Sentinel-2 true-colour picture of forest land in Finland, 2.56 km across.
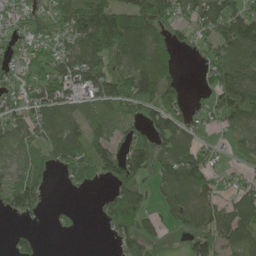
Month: June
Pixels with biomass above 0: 72%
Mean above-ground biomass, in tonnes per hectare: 67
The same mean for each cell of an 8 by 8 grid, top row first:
34 57 103 112 111 60 100 94
41 55 86 93 91 49 57 97
54 100 81 92 107 43 48 112
65 87 42 36 82 81 62 95
55 81 80 60 77 104 31 46
64 46 65 63 66 93 62 25
70 23 10 71 63 73 86 99
36 2 4 26 69 13 81 88
